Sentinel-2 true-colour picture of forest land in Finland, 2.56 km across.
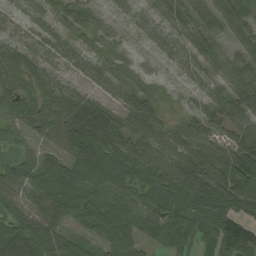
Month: August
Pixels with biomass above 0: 90%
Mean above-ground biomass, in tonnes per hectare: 64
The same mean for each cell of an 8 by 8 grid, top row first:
23 31 39 27 29 37 40 65
40 52 45 26 18 36 49 49
81 48 40 65 31 16 34 63
84 88 105 67 89 15 45 49
40 55 125 90 89 82 75 68
84 78 77 72 69 129 104 125
53 71 63 73 69 82 100 84
110 85 39 80 56 78 56 95
